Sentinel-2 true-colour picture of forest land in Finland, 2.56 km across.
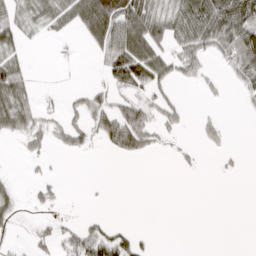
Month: March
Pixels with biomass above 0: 39%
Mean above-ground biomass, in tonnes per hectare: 35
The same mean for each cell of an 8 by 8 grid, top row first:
39 51 103 147 98 71 129 116
37 1 6 91 99 50 64 106
68 0 0 38 73 38 16 32
80 16 30 81 51 37 5 4
8 28 30 64 73 9 20 0
7 8 0 0 0 2 0 4
32 17 0 0 0 0 0 0
5 28 62 71 13 0 0 0
